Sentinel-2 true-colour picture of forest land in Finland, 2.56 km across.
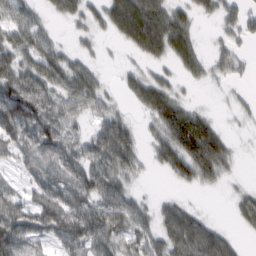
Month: February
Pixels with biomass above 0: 75%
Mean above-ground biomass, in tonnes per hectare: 48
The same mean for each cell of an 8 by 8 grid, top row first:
52 21 38 75 121 62 25 40
72 47 17 4 74 83 14 19
73 68 68 5 57 27 25 12
80 62 40 32 36 88 17 13
45 66 43 93 23 94 114 8
15 48 62 74 11 49 57 9
54 68 66 61 29 42 5 24
73 34 62 59 45 77 85 16
